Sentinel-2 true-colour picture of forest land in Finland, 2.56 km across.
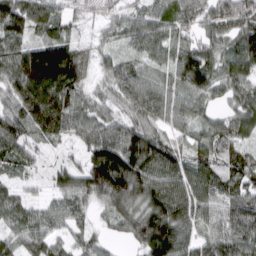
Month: March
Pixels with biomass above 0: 92%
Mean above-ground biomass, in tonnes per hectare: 89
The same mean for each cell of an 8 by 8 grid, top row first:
133 90 34 32 33 81 82 124
91 153 49 39 61 74 87 109
134 225 59 63 65 77 110 91
104 165 80 53 73 66 42 82
96 38 52 133 142 57 83 72
45 37 97 230 145 110 105 90
81 46 56 85 113 130 78 108
64 76 54 27 130 146 79 108
